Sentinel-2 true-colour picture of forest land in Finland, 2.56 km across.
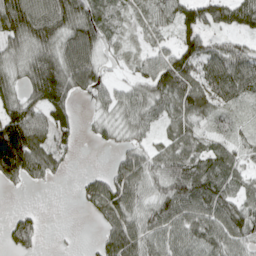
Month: April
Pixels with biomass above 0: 80%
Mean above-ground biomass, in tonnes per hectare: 68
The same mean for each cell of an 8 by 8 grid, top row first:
157 135 103 38 41 83 83 91
60 90 121 24 23 68 63 49
48 149 105 31 53 109 89 88
98 103 18 48 69 68 63 25
181 93 20 27 41 72 46 35
95 50 14 62 80 89 89 46
11 1 12 94 65 92 95 75
71 5 3 82 75 62 79 77
